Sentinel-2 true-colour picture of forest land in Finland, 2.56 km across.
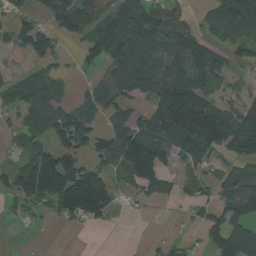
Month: August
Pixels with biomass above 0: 65%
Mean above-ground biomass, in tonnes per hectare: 81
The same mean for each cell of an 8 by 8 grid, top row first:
43 49 144 104 107 79 53 106
48 75 31 109 76 80 79 53
49 73 12 83 102 111 89 21
44 107 61 76 65 232 165 90
29 72 118 106 163 177 137 130
92 196 166 59 118 46 54 89
43 53 183 70 15 15 109 98
1 1 0 0 5 20 50 123
